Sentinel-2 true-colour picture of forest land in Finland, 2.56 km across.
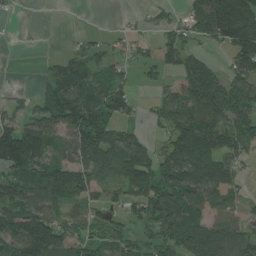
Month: July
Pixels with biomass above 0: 71%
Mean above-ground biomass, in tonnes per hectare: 78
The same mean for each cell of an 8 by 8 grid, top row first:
7 0 0 1 14 24 143 196
1 0 23 28 30 104 29 129
0 53 88 58 22 54 164 81
29 84 108 90 20 114 139 77
219 89 139 139 72 98 116 84
78 70 100 96 129 113 140 49
80 64 60 57 96 144 93 55
105 144 72 62 52 99 103 93
